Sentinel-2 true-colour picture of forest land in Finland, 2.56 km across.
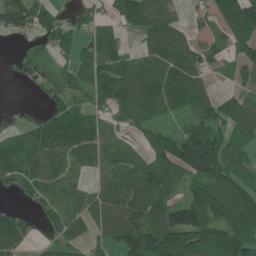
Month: June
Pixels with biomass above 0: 77%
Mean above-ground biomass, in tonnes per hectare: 90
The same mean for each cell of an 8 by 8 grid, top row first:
92 77 35 57 107 55 46 141
17 48 51 91 67 125 55 62
28 76 60 124 129 128 55 43
17 50 81 66 118 70 125 115
80 110 131 57 67 157 213 59
74 107 59 70 119 99 156 90
39 57 86 93 112 132 147 154
94 36 55 67 163 175 140 141
